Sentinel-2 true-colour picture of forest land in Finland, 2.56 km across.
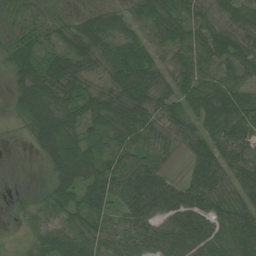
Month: July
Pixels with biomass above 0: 90%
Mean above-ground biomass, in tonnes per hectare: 52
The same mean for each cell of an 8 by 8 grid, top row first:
33 25 27 49 48 60 37 42
47 34 63 57 52 49 59 50
47 79 53 51 73 49 58 47
43 97 55 72 64 45 58 66
4 88 60 54 57 25 53 51
0 33 76 64 72 16 61 41
9 51 55 43 69 75 64 55
8 66 63 44 52 65 69 70
